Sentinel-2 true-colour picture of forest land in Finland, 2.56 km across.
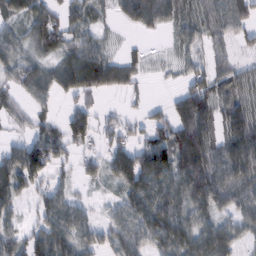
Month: February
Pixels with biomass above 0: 77%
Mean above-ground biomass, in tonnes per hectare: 59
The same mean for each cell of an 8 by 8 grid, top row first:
39 58 46 25 79 46 59 69
48 45 64 19 14 20 35 29
50 52 87 78 21 14 61 57
33 28 57 18 17 65 84 89
42 106 50 56 65 105 90 122
84 64 32 55 121 87 113 82
36 66 46 29 88 80 79 62
62 80 73 57 66 73 74 50
